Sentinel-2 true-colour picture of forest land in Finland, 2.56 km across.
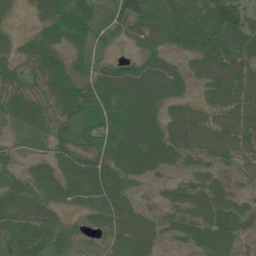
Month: June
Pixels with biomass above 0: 90%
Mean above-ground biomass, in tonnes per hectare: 65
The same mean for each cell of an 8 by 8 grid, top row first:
21 66 78 45 106 116 131 94
36 70 49 25 56 65 110 81
49 82 70 86 101 73 57 75
72 69 71 81 103 65 49 76
28 46 57 74 105 87 66 62
46 70 81 81 49 24 45 21
66 58 44 80 27 53 78 51
86 79 30 49 65 28 74 35
